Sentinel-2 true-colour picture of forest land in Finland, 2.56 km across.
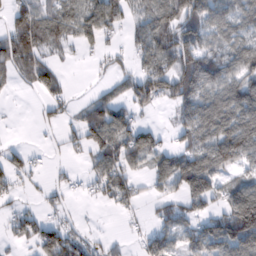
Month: February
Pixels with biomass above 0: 62%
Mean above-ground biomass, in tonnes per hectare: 53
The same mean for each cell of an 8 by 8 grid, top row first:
53 63 74 67 58 79 61 59
93 40 29 17 60 113 52 66
26 54 1 25 87 115 89 87
1 25 19 66 26 34 95 107
7 5 37 78 68 28 82 112
42 12 12 72 31 100 113 34
22 23 5 21 12 44 41 130
22 75 45 17 30 40 80 110
